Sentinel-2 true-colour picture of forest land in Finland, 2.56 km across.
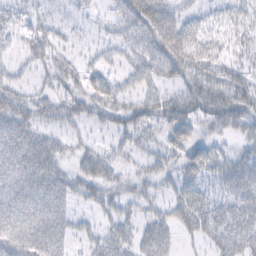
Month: February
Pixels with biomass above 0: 73%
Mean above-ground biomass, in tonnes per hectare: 41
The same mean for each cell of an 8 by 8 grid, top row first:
20 16 14 31 84 42 27 34
17 44 15 31 62 76 48 22
29 23 36 36 48 45 60 48
50 31 36 44 51 65 56 63
54 43 21 24 36 51 39 26
53 54 42 34 29 34 42 54
52 60 18 33 27 36 51 51
55 66 21 41 42 24 29 60
